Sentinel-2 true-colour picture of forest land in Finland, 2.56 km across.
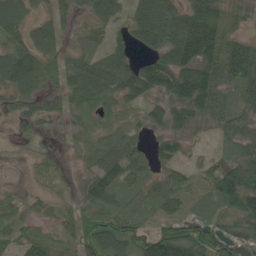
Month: May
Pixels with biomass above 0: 81%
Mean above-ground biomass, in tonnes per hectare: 54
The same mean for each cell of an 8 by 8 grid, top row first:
63 37 23 38 81 65 88 41
56 58 35 37 43 98 95 62
81 50 73 76 92 92 82 65
21 31 43 27 45 73 68 53
3 5 22 43 28 35 10 61
3 15 20 58 43 42 62 94
31 27 52 62 50 36 31 86
40 60 72 92 58 110 109 73
